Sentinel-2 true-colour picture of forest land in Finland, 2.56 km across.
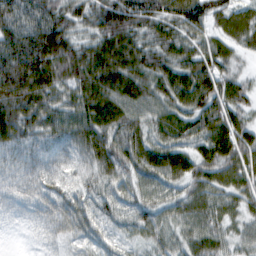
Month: February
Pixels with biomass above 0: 97%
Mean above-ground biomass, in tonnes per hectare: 73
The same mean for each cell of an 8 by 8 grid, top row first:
87 90 62 110 106 88 92 63
118 130 75 103 85 77 66 48
127 106 91 107 94 90 85 49
102 88 88 89 72 73 84 61
64 48 72 95 84 72 76 84
42 50 45 66 73 72 75 73
33 54 69 49 66 60 68 46
5 32 38 34 39 51 73 39
